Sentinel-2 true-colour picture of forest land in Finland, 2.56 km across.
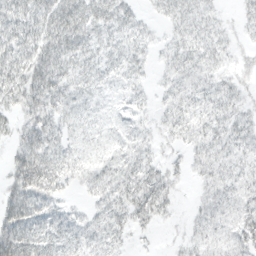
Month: March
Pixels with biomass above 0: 85%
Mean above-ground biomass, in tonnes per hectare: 27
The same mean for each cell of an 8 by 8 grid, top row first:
36 40 49 42 15 33 25 12
37 38 37 30 21 27 32 12
34 47 33 25 15 28 24 15
21 38 24 13 14 28 28 20
23 39 17 16 18 15 30 26
33 49 20 28 36 15 22 24
46 30 10 32 40 9 21 24
54 36 26 25 5 6 24 28
